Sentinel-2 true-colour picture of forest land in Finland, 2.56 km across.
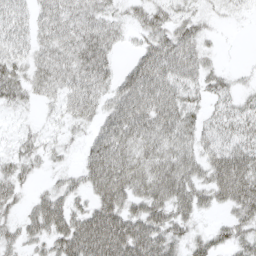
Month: April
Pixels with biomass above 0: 79%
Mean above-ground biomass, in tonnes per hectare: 43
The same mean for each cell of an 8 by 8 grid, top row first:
44 41 48 28 31 27 14 6
39 39 58 30 34 60 16 0
47 46 51 36 71 54 30 9
13 9 40 48 69 63 27 37
20 17 14 70 57 58 38 48
39 12 35 82 73 81 53 82
20 65 33 67 56 58 25 47
31 45 81 85 79 37 32 36
